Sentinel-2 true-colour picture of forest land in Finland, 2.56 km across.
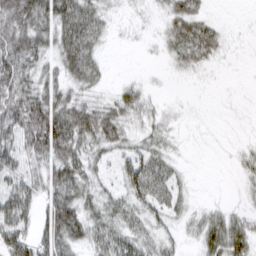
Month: March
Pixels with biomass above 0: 70%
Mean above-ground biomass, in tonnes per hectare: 35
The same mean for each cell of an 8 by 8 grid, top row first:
67 57 62 11 4 36 18 0
75 34 59 4 4 34 42 2
80 32 36 6 6 4 2 0
77 84 54 40 25 7 1 2
53 87 50 39 27 10 1 7
54 42 52 21 79 26 0 13
84 46 49 40 47 27 16 11
80 56 37 53 39 21 46 50
